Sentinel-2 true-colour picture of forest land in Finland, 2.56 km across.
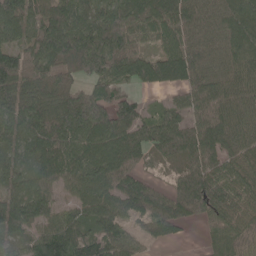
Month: May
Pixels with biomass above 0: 90%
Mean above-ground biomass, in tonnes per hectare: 101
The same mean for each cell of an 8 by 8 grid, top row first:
112 113 105 116 129 120 87 109
91 139 125 146 66 107 93 102
150 142 79 101 81 87 110 106
115 159 191 147 54 63 113 109
75 143 124 135 83 112 126 103
75 104 107 114 43 50 111 89
115 89 76 104 83 90 106 96
42 142 107 111 50 26 41 47
